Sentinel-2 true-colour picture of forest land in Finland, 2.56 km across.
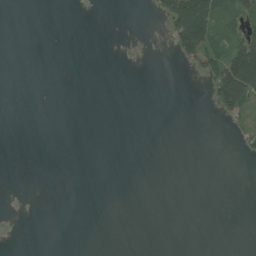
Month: August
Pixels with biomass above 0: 11%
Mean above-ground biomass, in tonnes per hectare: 10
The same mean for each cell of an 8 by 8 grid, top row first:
0 0 0 0 1 97 100 52
0 0 0 0 1 42 70 69
0 0 0 0 0 0 25 155
0 0 0 0 0 0 1 49
0 0 0 0 0 0 0 8
0 0 0 0 0 0 0 0
0 0 0 0 0 0 0 0
0 0 0 0 0 0 0 0
